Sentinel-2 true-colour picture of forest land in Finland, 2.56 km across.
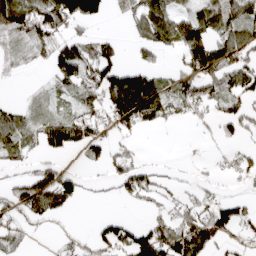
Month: April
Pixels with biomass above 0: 53%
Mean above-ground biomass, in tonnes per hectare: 50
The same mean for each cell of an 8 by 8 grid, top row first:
107 98 107 13 57 60 72 83
48 56 65 44 33 48 96 83
6 20 72 106 96 47 76 66
39 20 48 72 100 38 29 62
58 55 64 39 6 0 4 21
16 61 28 40 55 9 8 36
51 88 7 0 9 36 56 51
27 3 21 79 84 108 88 27
